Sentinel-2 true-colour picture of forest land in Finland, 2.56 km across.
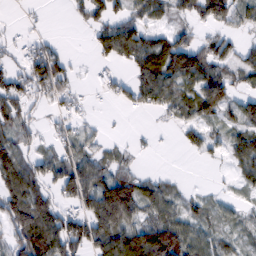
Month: February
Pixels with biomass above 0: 65%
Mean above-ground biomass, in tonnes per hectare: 53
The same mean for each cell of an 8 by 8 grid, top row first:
3 4 28 67 56 33 62 43
22 36 0 95 100 69 57 38
57 82 5 34 79 65 53 37
72 15 17 3 22 47 49 45
68 19 42 11 9 10 50 65
101 64 106 82 35 7 1 35
67 92 54 171 68 46 31 20
73 122 99 118 117 106 53 24
